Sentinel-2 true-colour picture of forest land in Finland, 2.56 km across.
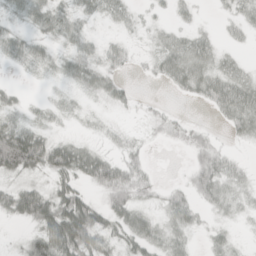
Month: April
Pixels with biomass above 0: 62%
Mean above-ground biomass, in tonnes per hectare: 27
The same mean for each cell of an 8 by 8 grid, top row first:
18 35 21 19 6 12 1 18
29 18 28 19 4 37 28 9
3 6 32 23 3 36 42 33
19 12 8 7 4 5 9 54
106 52 24 9 8 11 22 7
35 33 46 54 20 1 43 19
54 73 80 47 19 36 18 11
5 81 95 24 43 24 14 4
